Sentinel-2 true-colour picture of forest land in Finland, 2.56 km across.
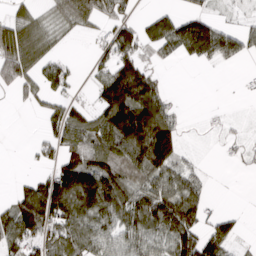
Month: March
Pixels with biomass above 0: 61%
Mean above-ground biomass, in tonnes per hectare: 66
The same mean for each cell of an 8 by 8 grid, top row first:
52 38 95 67 17 50 46 7
137 47 1 66 54 62 105 46
86 56 10 115 110 0 0 3
3 48 50 157 181 21 4 2
0 36 80 115 197 106 2 20
9 53 181 133 84 60 8 3
92 148 134 124 117 148 30 4
80 67 98 60 75 123 96 26
